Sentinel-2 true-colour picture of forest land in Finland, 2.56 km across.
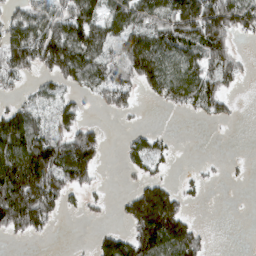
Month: March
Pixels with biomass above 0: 57%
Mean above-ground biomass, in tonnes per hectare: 78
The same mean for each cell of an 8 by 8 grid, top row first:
62 102 144 98 87 148 177 118
134 138 122 81 158 123 133 16
58 49 80 113 109 107 99 46
84 42 49 38 4 22 57 7
175 139 141 1 58 14 0 0
199 179 105 0 45 10 11 5
193 118 26 11 175 107 2 1
22 11 1 86 147 167 25 0
